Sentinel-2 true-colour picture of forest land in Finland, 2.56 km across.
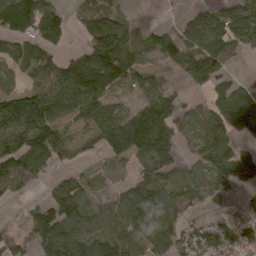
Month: April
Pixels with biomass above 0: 74%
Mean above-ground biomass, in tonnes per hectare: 91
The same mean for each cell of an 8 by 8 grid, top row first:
117 88 46 77 4 21 90 111
64 63 41 123 70 134 136 54
58 103 123 97 73 34 92 30
169 156 105 84 135 81 69 117
128 96 41 119 169 93 139 65
123 41 54 31 86 71 97 119
6 99 123 83 122 100 52 29
53 159 156 141 119 98 106 107
